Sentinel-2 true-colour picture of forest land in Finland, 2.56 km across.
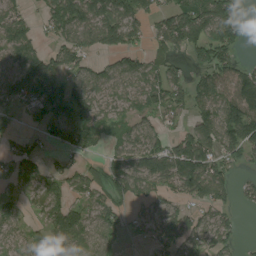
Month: August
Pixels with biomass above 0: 72%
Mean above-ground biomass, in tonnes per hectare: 81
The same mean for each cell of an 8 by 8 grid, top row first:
57 76 147 131 84 112 154 55
67 43 95 86 58 78 128 45
104 121 74 78 87 75 95 105
47 117 104 46 48 58 85 153
40 42 95 49 90 85 123 128
55 57 74 97 141 153 156 27
36 71 71 82 52 55 77 32
45 77 79 47 29 91 82 29
